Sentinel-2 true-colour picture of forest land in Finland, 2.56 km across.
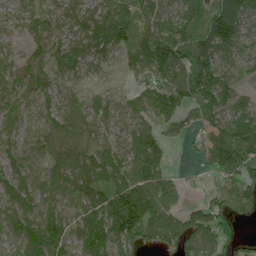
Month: June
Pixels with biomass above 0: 85%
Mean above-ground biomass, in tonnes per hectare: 74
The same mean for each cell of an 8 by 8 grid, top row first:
40 49 43 100 81 86 93 94
27 55 50 69 92 124 100 58
64 67 54 12 51 93 127 35
43 61 85 38 65 67 89 79
43 60 66 50 86 24 74 121
89 87 81 95 108 26 37 82
110 90 98 134 121 65 68 68
59 134 86 103 79 95 90 32
